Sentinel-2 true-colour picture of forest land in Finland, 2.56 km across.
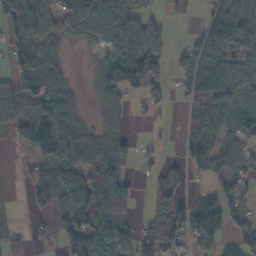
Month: November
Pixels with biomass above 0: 66%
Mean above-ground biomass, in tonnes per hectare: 59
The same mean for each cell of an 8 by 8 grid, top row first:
126 53 113 101 33 16 59 77
75 32 13 51 80 19 88 58
66 74 4 74 137 34 153 54
53 92 21 33 16 5 118 59
25 116 64 55 11 17 99 47
4 55 72 97 12 36 46 44
7 37 95 120 25 113 80 26
33 15 97 62 71 65 79 59
